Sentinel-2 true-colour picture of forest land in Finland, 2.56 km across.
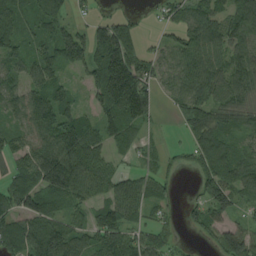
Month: August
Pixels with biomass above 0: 80%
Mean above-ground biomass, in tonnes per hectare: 83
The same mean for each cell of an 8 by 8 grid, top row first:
82 104 18 35 11 56 101 93
69 71 117 189 34 73 112 81
63 87 29 243 128 70 100 88
67 117 60 117 117 31 87 66
64 113 141 62 31 12 125 51
75 172 129 80 51 15 98 101
95 100 59 107 64 16 87 46
122 160 86 108 67 21 26 103
